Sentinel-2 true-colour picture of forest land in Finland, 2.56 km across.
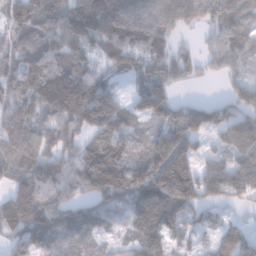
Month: January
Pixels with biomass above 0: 87%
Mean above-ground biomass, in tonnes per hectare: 117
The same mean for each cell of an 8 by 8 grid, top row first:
147 104 149 238 201 199 104 95
104 118 87 127 134 71 63 95
112 150 148 59 77 85 25 61
161 123 167 141 95 110 105 104
198 118 102 157 70 179 45 122
85 129 173 205 168 257 116 120
201 133 70 79 141 146 85 56
72 87 76 42 116 63 49 93
